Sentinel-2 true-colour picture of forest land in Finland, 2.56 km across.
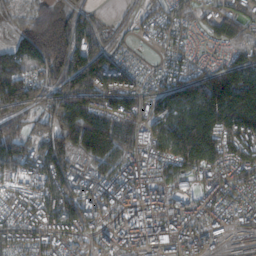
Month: November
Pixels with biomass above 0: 89%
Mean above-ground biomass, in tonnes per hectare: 126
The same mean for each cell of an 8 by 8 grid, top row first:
37 96 94 17 50 71 52 83
97 172 144 89 36 83 25 101
141 104 161 174 90 121 140 182
103 95 195 181 120 161 206 227
123 111 137 170 130 200 180 167
116 180 128 142 158 126 119 107
148 158 154 124 203 145 122 110
100 114 101 112 189 166 137 21
